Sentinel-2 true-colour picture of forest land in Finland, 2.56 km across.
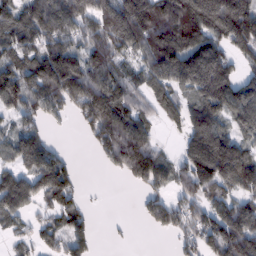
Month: February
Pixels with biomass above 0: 76%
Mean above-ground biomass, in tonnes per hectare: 121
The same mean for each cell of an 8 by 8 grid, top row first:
116 188 155 210 197 204 207 227
113 130 100 162 121 183 155 106
144 186 171 137 97 133 219 108
84 95 95 192 73 76 145 128
113 81 7 179 135 21 172 118
107 173 32 22 147 85 163 204
119 74 68 0 67 110 116 148
47 71 79 7 0 44 138 230
